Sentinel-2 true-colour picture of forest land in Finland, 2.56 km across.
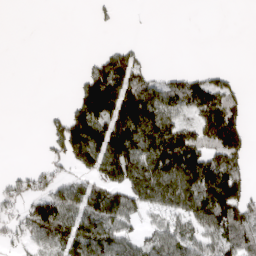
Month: April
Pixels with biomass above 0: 52%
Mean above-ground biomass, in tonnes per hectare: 71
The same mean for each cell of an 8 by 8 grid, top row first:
0 0 0 15 1 0 0 0
0 0 0 40 16 0 0 0
0 0 49 163 91 56 65 16
0 19 128 164 167 101 120 59
0 53 170 161 151 187 106 87
30 48 57 107 161 162 157 78
53 119 94 140 83 95 159 124
48 90 114 108 75 101 84 91
